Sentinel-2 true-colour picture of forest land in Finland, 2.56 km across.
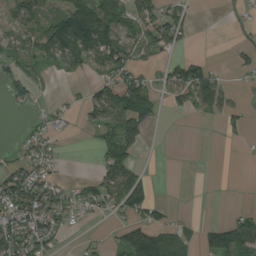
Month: August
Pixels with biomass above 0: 49%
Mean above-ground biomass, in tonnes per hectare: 51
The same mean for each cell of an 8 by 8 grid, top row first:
63 59 160 62 65 64 0 16
83 95 148 120 65 37 0 21
51 14 17 67 54 74 92 10
10 28 28 94 93 18 36 25
23 40 0 96 29 0 0 8
80 72 18 94 41 0 0 0
113 86 52 45 76 15 0 18
101 64 9 21 98 72 67 151
